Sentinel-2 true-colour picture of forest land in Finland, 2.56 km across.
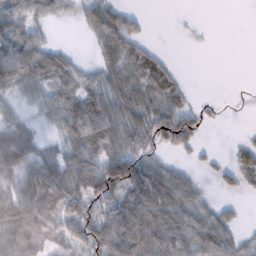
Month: February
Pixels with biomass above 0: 71%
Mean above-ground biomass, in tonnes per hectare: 50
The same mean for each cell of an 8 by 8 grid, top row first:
60 38 22 62 13 1 0 0
74 46 3 54 43 0 2 0
73 67 22 53 89 41 0 0
19 25 113 78 69 77 13 1
104 15 83 70 54 66 5 20
67 100 78 106 104 59 9 55
86 75 65 66 106 83 34 11
63 37 51 100 90 89 75 33
